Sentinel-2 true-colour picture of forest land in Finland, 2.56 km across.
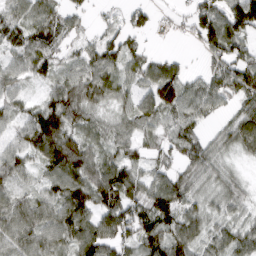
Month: March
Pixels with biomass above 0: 85%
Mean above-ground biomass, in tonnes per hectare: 66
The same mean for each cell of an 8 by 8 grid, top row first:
57 62 28 19 39 18 96 122
59 77 38 64 28 3 61 60
51 44 80 66 57 91 59 84
48 103 91 36 80 78 53 50
51 135 82 58 48 61 51 56
61 59 101 119 66 70 55 25
76 64 108 93 99 95 42 45
72 69 93 79 86 87 54 65
